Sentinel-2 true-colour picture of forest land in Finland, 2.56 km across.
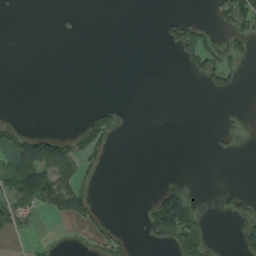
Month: August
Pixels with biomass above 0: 17%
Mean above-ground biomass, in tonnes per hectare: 23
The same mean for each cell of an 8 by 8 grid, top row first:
0 0 1 0 0 16 13 95
0 0 0 0 0 43 59 32
0 0 0 0 0 0 45 19
0 0 5 35 0 0 0 3
58 106 67 33 0 0 2 4
80 96 46 0 0 5 0 0
62 39 74 1 20 135 3 28
6 5 5 40 16 123 43 36
